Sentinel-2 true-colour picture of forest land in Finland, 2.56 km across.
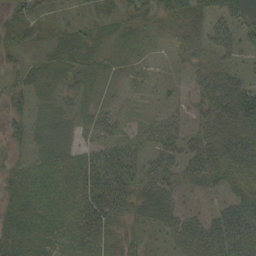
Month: September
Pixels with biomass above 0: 84%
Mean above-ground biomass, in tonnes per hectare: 27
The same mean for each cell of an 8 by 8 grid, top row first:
26 11 8 15 23 24 31 46
22 16 24 9 7 11 27 33
14 14 23 9 9 8 29 28
17 14 23 18 7 17 36 53
15 22 20 32 20 32 37 48
24 35 41 60 37 27 40 44
34 30 41 49 33 28 23 55
40 27 29 21 18 23 46 57
